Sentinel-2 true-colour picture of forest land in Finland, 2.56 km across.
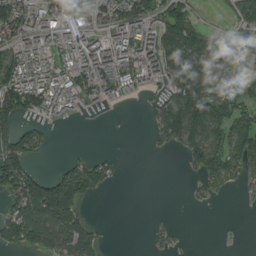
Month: August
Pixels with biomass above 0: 57%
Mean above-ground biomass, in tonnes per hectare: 79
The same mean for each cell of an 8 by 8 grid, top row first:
121 92 60 96 95 149 5 68
82 68 99 120 92 135 156 214
123 88 102 107 70 94 198 198
130 64 29 10 4 167 202 97
120 21 1 0 1 45 126 131
169 74 114 39 0 0 78 54
97 227 84 0 0 0 6 2
78 86 123 2 1 14 0 0
